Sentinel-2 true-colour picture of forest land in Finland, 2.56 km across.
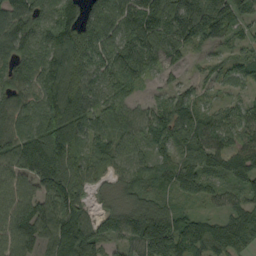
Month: September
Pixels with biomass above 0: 92%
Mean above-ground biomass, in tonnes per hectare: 92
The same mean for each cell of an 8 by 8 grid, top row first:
89 77 115 104 127 120 127 73
110 104 167 99 108 72 32 41
86 116 128 78 43 24 38 49
95 118 135 86 48 88 54 56
125 163 113 86 72 91 113 75
100 133 93 50 67 98 88 89
128 112 90 54 90 60 34 81
113 93 154 60 135 132 109 85
